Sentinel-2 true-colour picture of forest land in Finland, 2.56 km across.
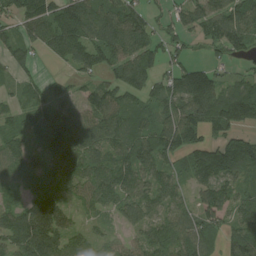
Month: August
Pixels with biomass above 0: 84%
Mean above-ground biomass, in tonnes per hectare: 88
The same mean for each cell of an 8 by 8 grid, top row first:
88 112 139 102 76 64 104 114
76 72 119 112 108 65 57 98
45 30 45 60 89 93 114 60
45 93 86 109 72 114 145 138
62 91 97 97 103 114 90 102
57 62 88 117 95 65 119 82
59 101 40 67 105 81 95 85
94 110 66 44 76 99 82 120
